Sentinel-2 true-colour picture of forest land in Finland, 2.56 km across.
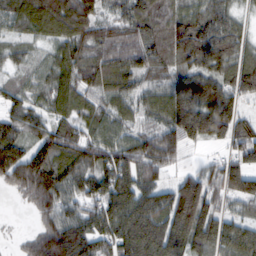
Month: February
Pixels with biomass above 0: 90%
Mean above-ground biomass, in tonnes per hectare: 92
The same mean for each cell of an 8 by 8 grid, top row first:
93 130 131 53 103 97 81 28
34 42 86 92 102 117 126 58
37 60 85 88 68 92 134 99
69 62 68 72 59 121 167 69
103 87 89 89 92 99 62 74
102 139 96 118 102 44 82 130
4 81 76 124 131 175 119 32
14 138 127 101 156 130 126 114
